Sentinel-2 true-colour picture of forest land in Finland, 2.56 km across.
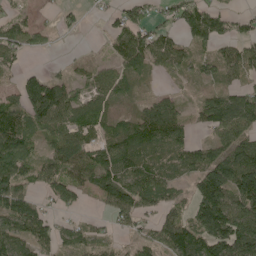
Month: May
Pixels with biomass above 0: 73%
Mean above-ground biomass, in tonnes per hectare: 65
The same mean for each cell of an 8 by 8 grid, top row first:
39 6 21 34 41 49 63 29
63 20 2 36 100 65 38 61
25 64 28 71 23 18 35 57
96 153 86 40 53 59 66 87
120 58 103 93 85 58 54 69
111 57 66 93 97 47 90 87
113 42 29 68 61 43 133 111
92 75 55 22 43 116 107 112
